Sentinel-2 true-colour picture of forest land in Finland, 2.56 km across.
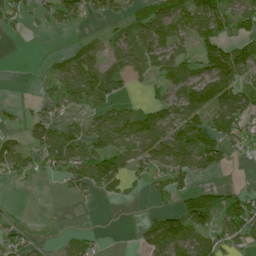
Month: July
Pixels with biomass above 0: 58%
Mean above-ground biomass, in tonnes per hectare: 54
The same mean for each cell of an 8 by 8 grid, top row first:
48 38 39 34 58 78 123 80
0 1 44 45 52 38 97 63
0 23 95 69 28 70 111 67
13 23 30 71 70 71 103 86
43 73 56 77 75 133 98 53
42 20 59 111 37 65 26 0
2 0 2 4 5 43 104 112
47 4 31 0 52 122 89 71
